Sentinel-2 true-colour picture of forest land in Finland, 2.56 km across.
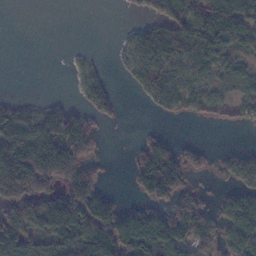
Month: November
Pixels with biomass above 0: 57%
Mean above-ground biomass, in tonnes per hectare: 73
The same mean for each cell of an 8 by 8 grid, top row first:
0 0 0 0 34 80 106 135
0 0 3 5 82 82 108 60
0 0 26 19 68 69 50 51
63 61 54 40 10 50 54 42
211 175 113 0 49 43 9 7
198 163 128 2 134 121 19 117
81 143 152 100 93 112 57 142
124 73 86 144 159 145 82 153
